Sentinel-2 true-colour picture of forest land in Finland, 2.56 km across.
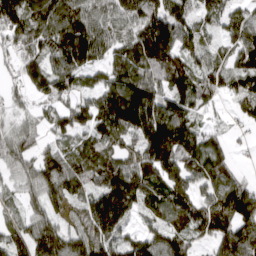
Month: April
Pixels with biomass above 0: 89%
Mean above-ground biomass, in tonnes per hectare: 118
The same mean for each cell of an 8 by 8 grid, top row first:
201 150 149 111 155 128 69 80
132 141 215 103 173 140 65 108
67 129 79 110 129 123 101 91
47 69 106 172 173 159 43 62
96 64 93 122 156 167 111 22
73 132 141 155 139 117 119 44
44 102 83 237 68 133 122 195
106 151 124 129 118 123 71 208
